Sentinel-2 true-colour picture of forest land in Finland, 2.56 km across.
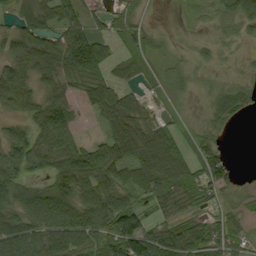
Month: September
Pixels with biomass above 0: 76%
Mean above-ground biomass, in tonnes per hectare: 50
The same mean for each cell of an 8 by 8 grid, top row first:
50 60 52 24 12 2 10 50
51 82 128 29 26 7 15 8
67 37 65 50 19 20 9 16
28 75 26 83 34 7 29 45
61 70 52 80 97 48 38 0
60 51 106 60 65 72 62 16
65 97 82 87 42 55 23 21
100 73 70 74 92 87 53 31
